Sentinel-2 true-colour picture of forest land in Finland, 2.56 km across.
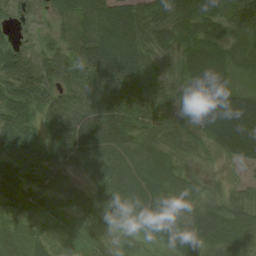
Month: August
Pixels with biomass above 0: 92%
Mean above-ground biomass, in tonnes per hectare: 56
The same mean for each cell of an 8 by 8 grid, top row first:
43 32 58 78 56 63 66 44
59 52 60 94 61 50 79 23
86 78 73 85 71 34 104 20
65 50 70 75 57 43 86 94
52 57 68 73 57 44 39 72
55 54 25 65 84 52 15 11
43 43 44 50 69 43 53 55
35 40 24 23 17 68 69 61
